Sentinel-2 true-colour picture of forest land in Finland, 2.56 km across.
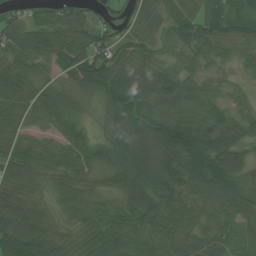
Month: July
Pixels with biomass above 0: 93%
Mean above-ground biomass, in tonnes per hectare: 72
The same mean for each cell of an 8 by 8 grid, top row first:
45 54 61 30 48 64 61 69
80 80 96 80 64 52 53 49
92 46 101 97 96 84 36 21
91 88 44 71 83 80 62 29
70 47 68 68 117 176 107 68
61 57 80 62 122 122 116 60
88 43 77 48 102 76 55 55
102 87 51 88 68 73 62 58
